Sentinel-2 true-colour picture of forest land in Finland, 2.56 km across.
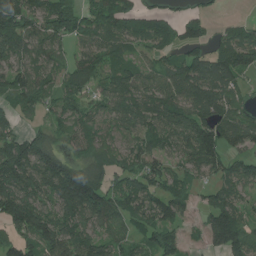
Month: July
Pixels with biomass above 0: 81%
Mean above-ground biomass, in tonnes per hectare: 93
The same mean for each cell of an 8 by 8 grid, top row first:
139 125 110 124 80 43 24 12
89 89 59 78 60 64 57 134
110 67 108 71 66 87 131 68
79 49 69 78 128 101 111 77
115 102 81 65 101 93 173 63
168 158 186 75 101 60 69 92
164 94 161 102 108 99 69 78
91 133 102 67 66 71 69 117
